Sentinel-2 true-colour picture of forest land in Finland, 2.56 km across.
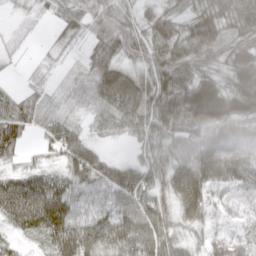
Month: March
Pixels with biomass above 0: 89%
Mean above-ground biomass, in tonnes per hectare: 54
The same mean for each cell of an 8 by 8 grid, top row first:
11 22 55 69 40 50 70 83
11 12 17 73 64 74 71 66
7 14 31 84 53 81 51 80
53 39 23 55 64 78 110 75
44 34 53 13 45 59 77 78
43 40 56 55 59 72 71 71
79 86 51 58 68 52 52 26
20 44 74 72 72 43 50 44
